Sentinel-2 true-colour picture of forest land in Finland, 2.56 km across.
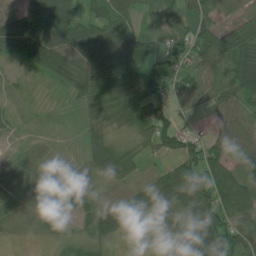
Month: July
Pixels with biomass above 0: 75%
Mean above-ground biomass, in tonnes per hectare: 45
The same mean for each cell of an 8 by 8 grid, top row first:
40 97 61 57 14 27 45 34
41 78 61 99 60 31 72 77
6 24 50 71 106 29 54 80
9 5 22 65 76 38 23 51
9 14 15 41 41 65 46 28
46 33 31 48 21 66 73 43
30 22 33 45 34 54 91 68
7 13 25 29 4 29 107 76
